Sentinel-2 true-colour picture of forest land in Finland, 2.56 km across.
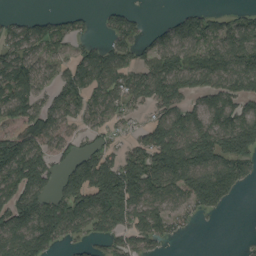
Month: August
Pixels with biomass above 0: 69%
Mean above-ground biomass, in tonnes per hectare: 95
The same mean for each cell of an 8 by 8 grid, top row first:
22 46 35 59 20 44 82 53
82 80 48 83 67 126 104 144
151 50 94 95 122 137 112 122
104 98 75 62 29 108 118 112
147 85 44 48 86 161 160 145
150 104 155 175 177 152 154 100
156 139 168 202 119 56 75 2
122 116 47 66 83 23 0 2
